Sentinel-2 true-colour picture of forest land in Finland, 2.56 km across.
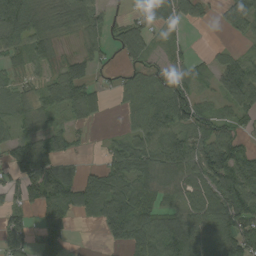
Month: August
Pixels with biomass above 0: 73%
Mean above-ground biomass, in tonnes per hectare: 67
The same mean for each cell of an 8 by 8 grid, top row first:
127 62 87 24 72 67 24 88
59 46 21 44 65 20 9 15
18 37 93 20 59 82 29 99
47 59 64 7 81 110 48 59
66 70 12 33 92 93 102 54
71 109 59 93 81 82 107 102
55 94 79 110 72 58 95 122
87 84 1 47 104 119 79 105
